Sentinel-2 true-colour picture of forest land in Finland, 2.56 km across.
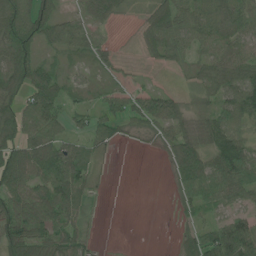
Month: June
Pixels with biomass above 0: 74%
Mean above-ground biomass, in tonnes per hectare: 59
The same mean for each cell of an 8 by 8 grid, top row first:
94 66 38 47 28 80 89 68
105 43 50 22 32 61 56 70
89 80 26 16 8 10 69 99
77 98 34 48 87 66 38 94
88 94 45 33 8 76 55 97
109 100 83 3 0 47 98 100
106 111 52 0 0 16 42 42
108 97 43 0 0 24 82 116
